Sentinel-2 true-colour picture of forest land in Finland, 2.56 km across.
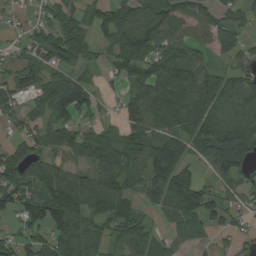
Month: August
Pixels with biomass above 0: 80%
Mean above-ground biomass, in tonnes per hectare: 87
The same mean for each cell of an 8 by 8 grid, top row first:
24 65 118 91 103 100 83 58
40 107 103 64 136 88 73 76
91 72 67 26 85 106 91 100
86 94 103 17 99 91 125 122
60 77 88 79 95 79 115 136
106 106 62 111 93 129 34 69
101 160 110 120 48 114 102 54
79 84 112 64 96 69 40 40
